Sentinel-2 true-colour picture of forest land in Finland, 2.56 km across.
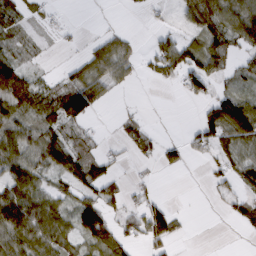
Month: March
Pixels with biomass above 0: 55%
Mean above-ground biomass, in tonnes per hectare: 44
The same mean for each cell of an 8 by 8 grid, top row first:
47 11 0 1 6 19 103 92
21 4 8 57 11 76 78 40
119 21 53 48 12 35 58 26
59 63 94 3 7 0 48 115
75 96 44 10 36 27 47 64
70 43 74 34 6 4 14 39
113 74 74 39 52 14 2 37
91 83 57 71 41 29 0 2
